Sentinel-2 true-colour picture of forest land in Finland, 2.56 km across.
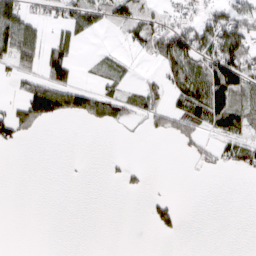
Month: March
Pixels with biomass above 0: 35%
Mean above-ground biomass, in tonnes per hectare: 40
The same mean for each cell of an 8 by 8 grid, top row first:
109 35 72 75 78 44 60 87
105 71 27 9 54 138 105 131
24 84 18 42 21 79 140 108
53 109 82 57 60 63 146 97
27 0 0 0 1 16 20 68
0 0 1 6 9 0 5 8
0 0 0 0 6 27 0 0
0 0 0 0 0 3 0 0
